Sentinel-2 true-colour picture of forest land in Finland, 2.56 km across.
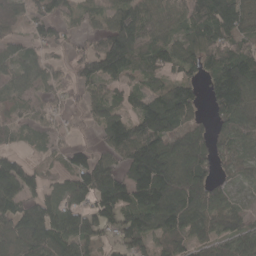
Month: April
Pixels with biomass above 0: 80%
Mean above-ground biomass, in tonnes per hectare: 80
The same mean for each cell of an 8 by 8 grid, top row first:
27 75 33 68 97 60 104 92
42 50 26 142 69 65 92 72
45 46 58 57 41 72 67 154
23 43 28 61 116 139 42 107
23 41 28 93 156 99 85 46
127 31 118 97 168 133 76 26
100 101 88 136 156 152 109 44
88 122 96 40 88 75 74 86
